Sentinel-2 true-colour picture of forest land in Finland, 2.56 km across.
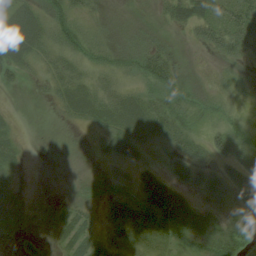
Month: July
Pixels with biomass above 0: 72%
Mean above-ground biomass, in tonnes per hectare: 26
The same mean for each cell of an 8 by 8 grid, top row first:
18 44 29 9 8 36 39 47
28 34 51 33 34 8 31 45
16 22 32 34 47 41 12 18
2 4 21 35 38 50 26 12
15 7 4 24 26 37 30 47
12 0 7 16 12 26 34 50
13 9 24 20 38 39 22 26
6 9 26 24 33 41 43 45
